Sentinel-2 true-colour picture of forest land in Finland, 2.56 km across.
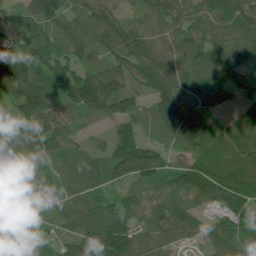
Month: June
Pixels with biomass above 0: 94%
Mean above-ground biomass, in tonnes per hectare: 99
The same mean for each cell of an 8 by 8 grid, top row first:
54 101 85 78 64 94 103 107
104 119 88 119 116 74 121 114
186 139 127 126 103 115 124 56
123 132 89 98 71 148 82 50
130 116 49 95 102 74 127 98
87 51 104 93 114 85 127 141
137 66 98 84 65 86 45 101
128 56 99 140 78 61 68 118
